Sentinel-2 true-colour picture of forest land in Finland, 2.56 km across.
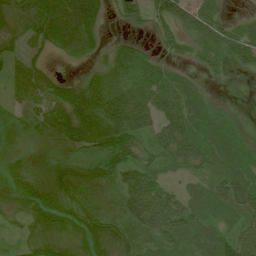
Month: July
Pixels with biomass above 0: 79%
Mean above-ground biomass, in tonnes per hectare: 50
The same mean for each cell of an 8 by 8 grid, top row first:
39 63 87 22 50 80 66 14
21 33 32 30 27 43 61 80
39 38 25 55 66 57 11 1
21 51 68 94 93 86 53 4
5 36 45 75 39 83 79 43
51 34 39 46 68 18 48 72
42 67 50 32 109 78 59 69
15 58 51 61 31 63 57 77
